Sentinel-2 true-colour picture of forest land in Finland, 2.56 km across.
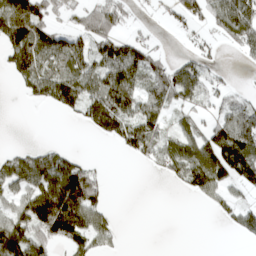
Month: April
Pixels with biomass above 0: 57%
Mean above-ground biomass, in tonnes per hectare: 66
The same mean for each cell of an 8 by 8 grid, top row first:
107 59 55 93 6 32 69 149
110 92 71 103 59 4 26 63
39 123 129 143 81 105 46 3
0 14 87 171 95 39 31 90
9 18 0 35 101 70 121 162
83 123 128 4 4 46 109 105
62 194 137 20 0 0 14 54
127 97 73 30 0 0 0 15
